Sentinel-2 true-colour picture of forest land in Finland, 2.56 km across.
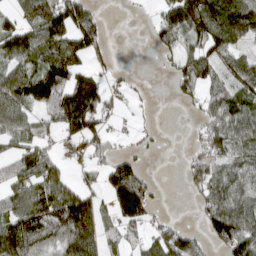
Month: March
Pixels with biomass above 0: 63%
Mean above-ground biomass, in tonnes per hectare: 70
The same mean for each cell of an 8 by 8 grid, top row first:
49 128 114 1 2 114 126 111
92 116 111 18 2 48 77 40
100 155 94 19 2 44 69 64
83 75 188 35 3 1 56 94
54 31 59 34 11 0 74 64
91 102 30 99 54 1 82 80
87 134 130 72 116 0 64 96
140 87 134 35 49 85 46 115
